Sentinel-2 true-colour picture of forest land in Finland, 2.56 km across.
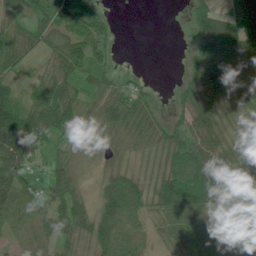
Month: July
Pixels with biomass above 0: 83%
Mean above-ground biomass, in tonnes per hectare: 64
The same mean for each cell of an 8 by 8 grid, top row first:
61 51 75 20 0 1 73 76
86 50 83 34 0 1 97 103
53 73 48 38 10 12 105 91
113 101 56 73 65 36 100 61
132 47 41 48 47 69 86 71
101 30 44 59 46 106 130 134
75 61 69 85 59 110 80 56
27 49 68 81 43 55 82 35
